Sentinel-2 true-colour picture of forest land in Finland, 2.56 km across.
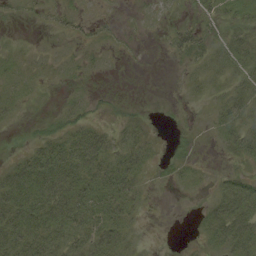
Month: August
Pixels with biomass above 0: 59%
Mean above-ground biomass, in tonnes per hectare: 15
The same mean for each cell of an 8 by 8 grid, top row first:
5 6 9 3 3 4 13 16
6 3 7 4 1 16 16 26
15 6 7 2 0 1 13 18
10 4 10 4 2 2 5 27
1 22 35 23 19 6 2 26
29 42 35 38 13 9 6 15
41 37 37 29 7 0 14 41
36 31 22 29 2 0 13 38
